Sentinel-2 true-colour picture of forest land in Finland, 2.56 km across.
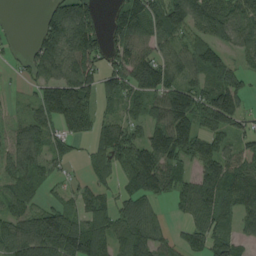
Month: August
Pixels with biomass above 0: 78%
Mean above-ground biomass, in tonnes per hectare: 90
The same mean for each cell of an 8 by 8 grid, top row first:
2 88 138 49 129 109 114 88
14 111 154 85 79 71 107 78
15 102 134 97 139 111 85 77
25 105 139 42 73 180 134 96
70 67 28 109 111 148 93 77
78 54 24 60 177 91 133 107
72 72 58 66 80 32 105 72
110 152 145 93 123 48 83 50
